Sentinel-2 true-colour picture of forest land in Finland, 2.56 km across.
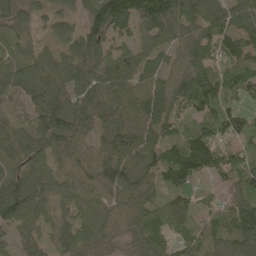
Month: May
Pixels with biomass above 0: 92%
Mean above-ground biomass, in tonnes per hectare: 80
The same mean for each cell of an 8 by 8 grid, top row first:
73 44 50 148 123 123 102 104
44 42 99 62 61 58 71 100
68 87 91 94 76 85 94 95
84 109 93 99 115 61 78 65
70 86 49 104 102 75 110 51
70 84 55 106 101 103 68 68
116 68 71 60 76 69 40 96
55 54 80 48 63 48 65 112
